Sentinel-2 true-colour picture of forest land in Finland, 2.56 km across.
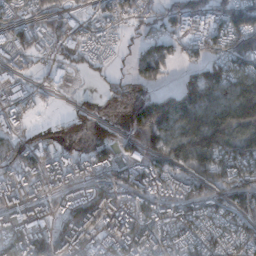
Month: December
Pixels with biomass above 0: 79%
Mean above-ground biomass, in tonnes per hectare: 85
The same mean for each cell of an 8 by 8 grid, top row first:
52 70 23 39 64 106 116 147
61 43 53 24 79 49 77 149
43 28 5 25 62 37 147 111
58 12 36 13 179 184 150 169
76 44 30 87 130 125 184 118
90 84 84 73 89 83 119 88
109 66 178 109 76 80 86 103
101 114 97 75 101 80 86 91
